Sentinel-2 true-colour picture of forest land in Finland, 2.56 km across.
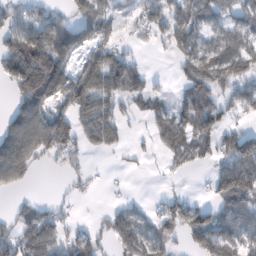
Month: February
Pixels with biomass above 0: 62%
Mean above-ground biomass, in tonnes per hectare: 73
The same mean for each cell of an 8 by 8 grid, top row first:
69 71 68 51 66 84 77 72
133 146 65 67 13 70 77 89
119 126 95 127 68 32 107 87
64 84 78 72 48 63 104 42
136 117 69 57 13 81 70 133
87 6 38 3 6 19 27 154
41 57 8 35 29 69 64 108
88 124 85 70 100 67 99 101
